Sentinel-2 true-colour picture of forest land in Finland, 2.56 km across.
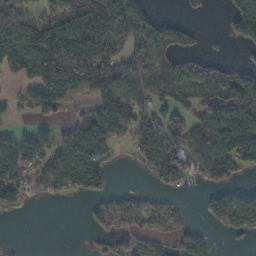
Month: November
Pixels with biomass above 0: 60%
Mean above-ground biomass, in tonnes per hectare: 70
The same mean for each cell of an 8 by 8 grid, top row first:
133 67 89 144 96 13 10 156
148 162 112 48 78 75 9 31
41 95 71 91 68 108 120 102
19 55 15 137 68 73 109 183
80 66 107 68 83 72 99 177
87 76 97 34 20 68 61 32
31 0 2 79 58 23 33 104
1 0 1 41 53 48 39 17
